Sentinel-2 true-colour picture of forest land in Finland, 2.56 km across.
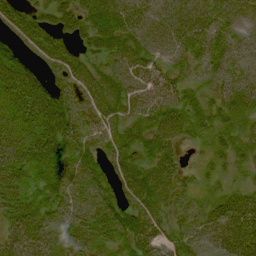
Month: August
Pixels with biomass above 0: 88%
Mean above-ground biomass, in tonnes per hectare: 45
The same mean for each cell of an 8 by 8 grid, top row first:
51 47 56 70 45 47 39 33
50 63 37 60 51 40 42 34
67 49 53 60 56 39 29 39
40 74 51 52 53 52 38 35
45 68 49 47 43 36 24 32
37 45 54 43 64 42 18 15
39 38 50 49 67 26 33 63
42 28 30 25 54 39 39 75
